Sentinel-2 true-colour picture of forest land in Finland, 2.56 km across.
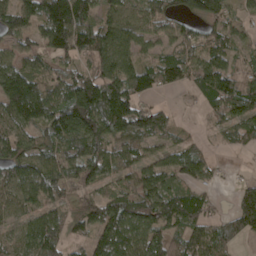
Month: April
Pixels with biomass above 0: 80%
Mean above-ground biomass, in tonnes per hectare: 79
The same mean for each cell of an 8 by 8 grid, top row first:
101 147 150 59 57 51 79 34
51 77 103 98 48 77 77 41
133 66 120 116 86 69 104 80
101 98 178 156 101 25 38 102
71 75 108 79 63 45 18 40
82 104 82 52 83 72 40 10
64 74 42 101 105 113 51 95
55 100 32 104 98 65 76 41
